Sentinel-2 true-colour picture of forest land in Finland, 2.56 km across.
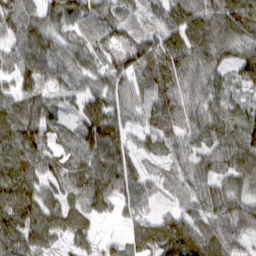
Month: March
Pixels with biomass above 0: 94%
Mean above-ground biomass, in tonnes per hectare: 70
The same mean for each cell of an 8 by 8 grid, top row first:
80 60 70 64 31 92 96 117
56 73 67 87 82 81 102 66
71 59 66 73 69 67 67 46
69 62 57 93 58 75 72 75
104 57 73 105 40 54 75 99
79 64 73 106 54 43 69 65
83 91 47 60 48 39 76 69
81 67 47 22 67 100 73 44
